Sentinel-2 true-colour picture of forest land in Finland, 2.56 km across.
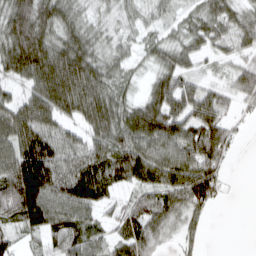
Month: March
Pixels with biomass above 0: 84%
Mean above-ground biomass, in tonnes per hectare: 69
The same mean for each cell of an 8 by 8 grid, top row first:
93 78 47 30 32 31 60 56
105 94 89 37 32 48 40 41
49 108 107 52 20 77 24 62
79 89 83 81 107 96 81 23
108 125 70 83 80 76 101 13
157 162 133 90 92 90 99 1
121 102 94 35 73 69 43 0
40 48 76 51 84 32 9 0
